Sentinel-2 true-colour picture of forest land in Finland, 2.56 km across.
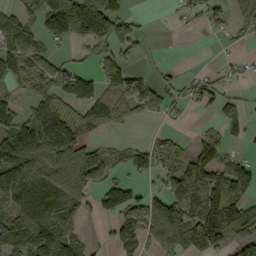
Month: September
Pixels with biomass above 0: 61%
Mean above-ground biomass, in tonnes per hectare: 93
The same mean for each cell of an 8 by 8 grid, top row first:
82 122 265 196 16 22 63 40
128 57 39 95 26 0 2 17
102 124 110 90 59 44 65 35
70 92 59 88 58 32 25 83
140 115 129 29 48 46 92 33
182 139 186 52 43 103 109 120
106 161 93 87 133 170 156 132
133 180 80 51 124 214 188 68
